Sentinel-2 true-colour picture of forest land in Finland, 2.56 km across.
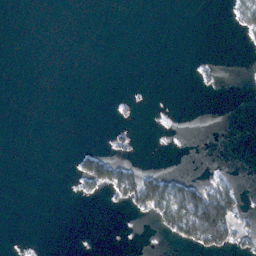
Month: February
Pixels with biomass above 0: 11%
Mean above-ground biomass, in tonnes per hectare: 8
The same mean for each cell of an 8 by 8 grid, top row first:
0 0 0 0 0 0 0 24
0 0 0 0 0 0 0 2
0 0 0 0 0 0 5 0
0 0 0 3 1 0 0 0
0 0 2 7 0 0 0 0
0 0 27 50 34 17 9 2
0 0 0 4 32 66 106 26
0 0 0 0 0 20 61 21
